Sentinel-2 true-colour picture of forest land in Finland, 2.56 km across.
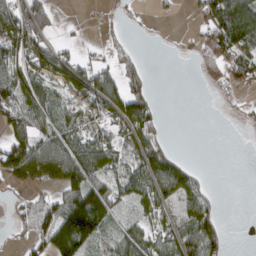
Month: March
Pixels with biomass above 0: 57%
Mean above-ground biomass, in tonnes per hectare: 57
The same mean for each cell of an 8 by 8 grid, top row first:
124 74 3 12 3 5 93 102
113 72 23 27 3 4 70 97
109 68 102 82 55 0 22 57
88 83 37 67 101 0 0 12
90 73 75 52 79 7 0 0
74 73 117 61 73 127 15 0
21 69 171 86 45 52 64 0
12 89 146 37 68 66 115 0
